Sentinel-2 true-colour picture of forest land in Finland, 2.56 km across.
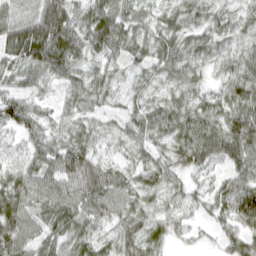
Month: April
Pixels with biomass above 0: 94%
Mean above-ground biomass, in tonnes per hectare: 54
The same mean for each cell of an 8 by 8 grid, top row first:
74 122 51 83 35 35 50 32
82 143 84 71 38 42 49 37
44 45 43 34 29 45 30 71
79 26 48 22 48 61 49 63
28 55 69 26 47 54 86 83
53 55 88 57 41 40 37 56
65 62 65 54 35 33 42 86
66 49 61 38 60 21 11 47
